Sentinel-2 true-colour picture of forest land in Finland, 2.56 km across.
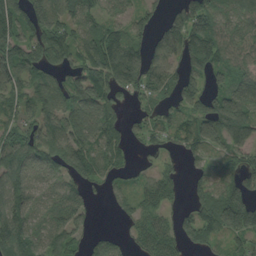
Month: August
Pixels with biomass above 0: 80%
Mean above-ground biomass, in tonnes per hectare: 91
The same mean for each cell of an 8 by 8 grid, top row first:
122 145 86 47 69 68 138 86
108 128 86 148 88 93 145 73
91 85 92 129 112 81 80 86
68 106 112 92 45 62 105 131
102 128 104 99 47 52 80 79
120 69 99 57 47 44 70 90
122 74 72 22 80 43 122 203
149 90 64 59 88 79 61 69
